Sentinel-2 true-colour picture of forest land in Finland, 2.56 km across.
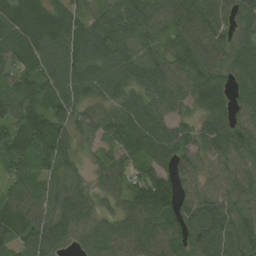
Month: August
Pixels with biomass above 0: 95%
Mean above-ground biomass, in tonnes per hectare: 81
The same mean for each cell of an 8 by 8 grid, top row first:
120 107 45 78 76 83 93 69
100 108 92 91 65 58 101 75
57 85 109 97 85 85 104 65
84 77 65 57 86 55 93 64
104 118 48 53 81 92 87 93
70 56 46 68 82 81 61 79
103 77 86 48 119 90 92 64
71 97 34 76 111 76 126 91
